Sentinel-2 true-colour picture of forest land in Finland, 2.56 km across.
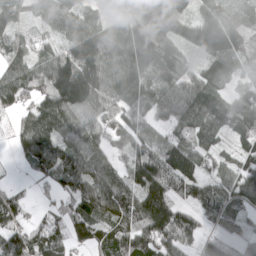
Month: April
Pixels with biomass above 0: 89%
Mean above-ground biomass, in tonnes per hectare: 106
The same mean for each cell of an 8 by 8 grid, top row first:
87 102 116 61 109 120 88 65
84 70 176 124 156 98 141 128
143 162 244 121 112 136 103 39
73 142 117 101 69 108 108 125
49 136 99 71 105 105 76 75
5 86 125 108 169 163 78 102
83 33 109 133 163 129 93 66
102 119 71 126 128 133 63 50
